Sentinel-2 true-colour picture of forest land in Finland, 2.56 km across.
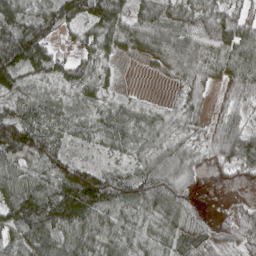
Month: April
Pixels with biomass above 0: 88%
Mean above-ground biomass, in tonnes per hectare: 67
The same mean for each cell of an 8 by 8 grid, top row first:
75 89 84 117 73 61 76 60
109 74 50 46 63 111 66 101
65 33 56 17 1 34 52 77
70 69 34 45 28 39 38 33
161 111 35 43 53 47 58 107
93 91 125 100 92 99 17 30
110 115 112 60 69 109 11 38
57 72 65 53 46 46 39 75
